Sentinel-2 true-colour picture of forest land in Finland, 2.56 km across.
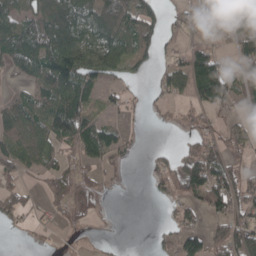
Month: April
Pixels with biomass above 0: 58%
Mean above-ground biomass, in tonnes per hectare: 57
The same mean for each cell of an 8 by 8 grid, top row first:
93 108 108 122 107 28 54 91
111 119 96 103 70 30 48 56
31 120 111 49 13 54 151 74
74 105 97 27 15 12 43 21
64 58 63 73 5 11 45 42
45 32 25 13 9 78 134 62
45 16 27 3 0 33 73 74
1 10 6 9 0 66 76 95
